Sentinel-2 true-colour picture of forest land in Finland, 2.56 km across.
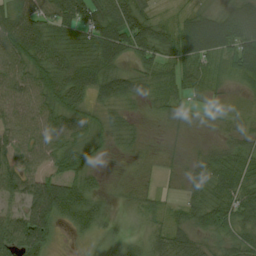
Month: August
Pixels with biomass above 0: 87%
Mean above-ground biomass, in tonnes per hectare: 49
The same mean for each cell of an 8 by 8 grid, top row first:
75 63 75 84 50 24 47 64
88 74 59 84 68 68 73 78
72 65 71 65 43 45 36 21
71 65 56 32 14 29 11 13
67 65 43 21 13 10 15 40
77 59 44 7 10 12 52 57
43 114 72 11 22 19 73 63
88 64 12 26 28 55 29 51
